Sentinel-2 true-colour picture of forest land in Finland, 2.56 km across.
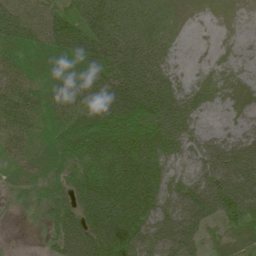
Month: June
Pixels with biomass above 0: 91%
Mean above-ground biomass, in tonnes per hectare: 77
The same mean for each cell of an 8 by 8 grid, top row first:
100 76 95 111 73 32 3 1
83 75 94 126 93 18 2 2
60 47 70 94 119 50 29 17
83 47 73 133 127 109 37 15
55 71 144 160 118 80 60 65
43 72 93 163 126 48 78 109
12 62 111 163 122 76 100 108
1 30 125 148 103 105 33 33
